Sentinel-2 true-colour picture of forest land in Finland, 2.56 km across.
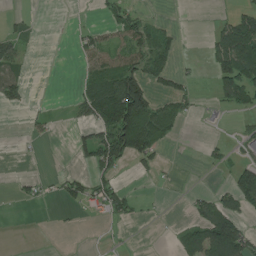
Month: July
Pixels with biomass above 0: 33%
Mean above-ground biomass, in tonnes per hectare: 39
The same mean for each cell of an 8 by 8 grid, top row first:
9 0 0 38 26 2 2 58
47 0 29 75 69 28 33 127
48 0 22 91 97 39 10 109
10 16 39 133 135 64 4 30
2 8 40 136 103 11 19 24
9 10 31 45 13 4 1 73
2 3 21 58 6 0 89 72
0 0 0 2 0 24 166 143
